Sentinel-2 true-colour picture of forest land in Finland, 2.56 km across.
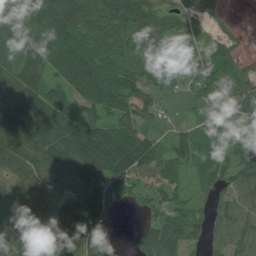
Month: July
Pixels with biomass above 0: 87%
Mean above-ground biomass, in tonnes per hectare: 97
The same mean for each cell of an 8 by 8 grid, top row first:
118 170 154 131 115 59 25 1
106 114 128 110 65 108 53 17
118 85 143 137 80 76 108 96
134 138 83 99 66 11 85 124
138 125 152 150 107 73 104 101
86 123 135 153 88 63 53 108
91 108 138 82 44 92 57 98
92 51 124 20 83 130 70 93
